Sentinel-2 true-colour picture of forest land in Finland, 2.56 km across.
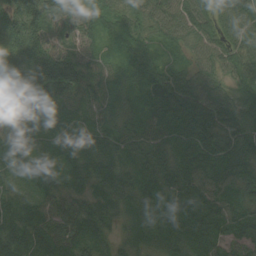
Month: August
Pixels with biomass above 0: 99%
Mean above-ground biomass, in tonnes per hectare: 60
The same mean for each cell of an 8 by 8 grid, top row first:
81 70 65 53 57 72 61 77
75 73 54 20 58 38 58 69
105 124 81 45 66 70 46 61
92 46 47 46 39 85 84 54
58 36 51 60 56 62 86 75
25 31 49 59 49 67 69 64
47 51 56 48 34 59 75 62
66 66 67 32 27 61 71 59
